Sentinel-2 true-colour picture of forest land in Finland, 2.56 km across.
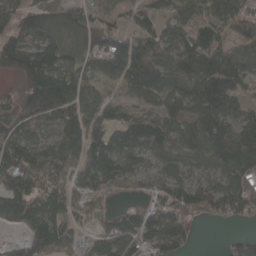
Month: April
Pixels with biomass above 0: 81%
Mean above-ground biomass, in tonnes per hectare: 99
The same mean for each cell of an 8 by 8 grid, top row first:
101 115 66 52 70 104 82 75
150 137 67 108 113 125 103 73
41 178 110 62 133 98 131 78
74 141 118 62 75 107 121 65
146 68 128 127 153 113 134 106
154 123 72 115 61 77 58 106
185 158 72 31 65 111 99 105
21 173 57 98 82 132 0 48
